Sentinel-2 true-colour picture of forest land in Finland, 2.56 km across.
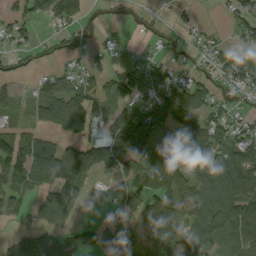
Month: September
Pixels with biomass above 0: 67%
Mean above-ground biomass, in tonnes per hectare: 69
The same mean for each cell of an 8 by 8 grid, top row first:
53 76 26 10 14 13 2 52
36 24 26 36 11 19 32 52
28 40 52 57 118 55 40 66
33 105 146 49 93 122 69 21
103 55 98 111 101 78 118 80
110 122 135 69 122 144 129 142
52 67 19 20 61 88 108 131
48 72 56 53 50 82 84 114
